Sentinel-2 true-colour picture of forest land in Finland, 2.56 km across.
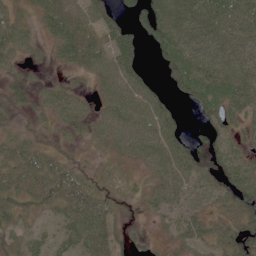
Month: June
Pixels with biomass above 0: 78%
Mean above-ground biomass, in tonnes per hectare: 40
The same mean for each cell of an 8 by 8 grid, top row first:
32 41 39 30 53 75 60 67
51 18 75 49 25 71 73 67
29 17 12 47 33 38 57 61
24 33 40 49 59 21 39 43
28 16 11 36 59 53 37 28
45 60 38 19 21 61 35 50
38 32 56 30 15 35 23 57
26 25 40 37 13 24 36 54
